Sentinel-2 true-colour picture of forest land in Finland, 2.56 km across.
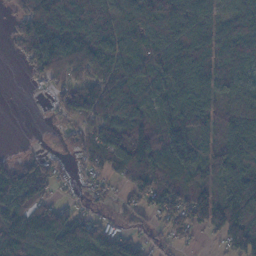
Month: November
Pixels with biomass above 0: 83%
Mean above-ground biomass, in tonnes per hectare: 90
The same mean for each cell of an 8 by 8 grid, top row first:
42 152 88 95 98 117 78 98
37 163 148 101 80 118 131 101
0 54 66 141 87 114 92 64
0 18 97 137 92 138 97 100
4 14 54 116 143 142 77 143
109 80 37 62 126 91 53 119
126 100 42 23 67 112 137 160
91 121 134 109 46 31 16 127
